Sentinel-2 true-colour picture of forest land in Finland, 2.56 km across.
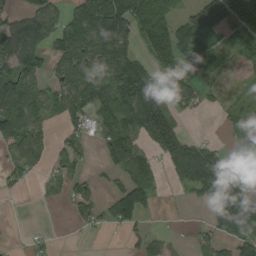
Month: August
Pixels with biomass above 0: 61%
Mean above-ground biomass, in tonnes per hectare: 78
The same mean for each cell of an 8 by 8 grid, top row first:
62 111 101 196 113 55 185 146
147 90 131 161 57 145 100 52
134 68 107 135 152 125 56 11
181 78 72 95 205 66 14 39
77 39 36 61 51 140 42 33
36 31 37 24 78 75 175 109
1 3 49 60 69 4 64 140
3 15 2 1 44 14 44 66
